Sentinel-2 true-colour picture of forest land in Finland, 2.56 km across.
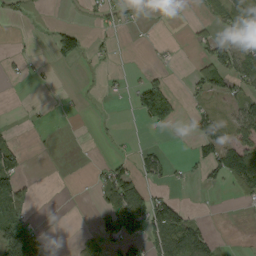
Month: September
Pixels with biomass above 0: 29%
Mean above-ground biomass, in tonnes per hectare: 29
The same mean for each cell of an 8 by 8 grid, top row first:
8 0 4 23 4 1 14 40
4 20 56 11 3 4 35 54
7 7 1 7 42 2 72 58
1 4 2 1 94 50 24 43
23 2 0 5 9 0 61 61
75 0 0 58 43 10 24 40
73 0 0 75 98 63 1 5
136 24 23 61 49 100 44 1
